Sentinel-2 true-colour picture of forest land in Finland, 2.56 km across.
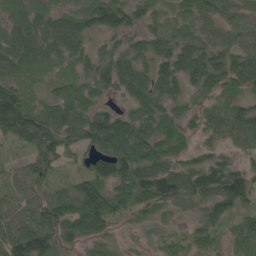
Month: May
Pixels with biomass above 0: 93%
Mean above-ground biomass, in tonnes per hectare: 72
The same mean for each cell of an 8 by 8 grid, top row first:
60 64 69 90 50 45 67 55
108 95 63 48 69 80 70 61
84 54 71 74 69 65 83 100
131 79 89 51 79 62 45 75
44 89 59 180 162 86 33 41
32 54 51 108 120 103 88 86
48 77 114 95 60 44 59 61
95 84 67 33 20 26 36 39
